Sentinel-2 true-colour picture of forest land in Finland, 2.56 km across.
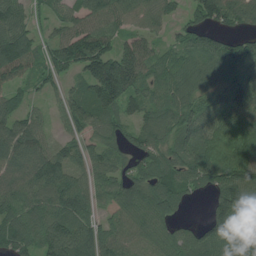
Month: July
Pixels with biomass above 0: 87%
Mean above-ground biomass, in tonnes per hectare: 92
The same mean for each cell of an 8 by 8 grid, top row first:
99 49 80 100 86 41 120 121
135 58 138 84 62 53 83 83
65 55 60 218 81 95 88 100
74 32 97 81 83 106 82 97
102 52 66 67 87 94 106 112
87 123 74 86 94 95 96 131
98 95 101 82 140 77 52 112
100 110 123 100 107 105 105 117
